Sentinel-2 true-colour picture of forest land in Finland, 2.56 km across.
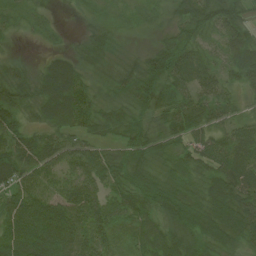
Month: July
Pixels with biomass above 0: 91%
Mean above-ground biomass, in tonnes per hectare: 52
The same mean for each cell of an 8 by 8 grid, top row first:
20 10 9 19 22 40 78 54
5 12 28 38 16 65 31 65
52 72 52 38 67 58 37 42
48 70 79 38 39 61 49 23
53 51 49 33 53 45 62 66
71 43 76 61 51 51 51 79
72 85 88 64 52 68 65 83
103 109 78 44 47 56 47 57
